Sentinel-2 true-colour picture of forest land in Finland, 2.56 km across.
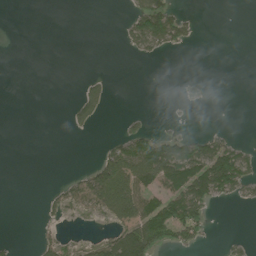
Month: June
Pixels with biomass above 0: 26%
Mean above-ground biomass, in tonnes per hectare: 32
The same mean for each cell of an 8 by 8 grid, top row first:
0 0 0 0 107 56 0 0
0 0 0 0 50 32 0 0
0 0 10 9 0 5 6 0
0 0 46 3 6 2 1 0
0 0 0 30 95 77 60 23
0 0 25 147 108 132 170 91
0 17 36 106 86 92 53 6
6 29 17 70 138 55 13 12
